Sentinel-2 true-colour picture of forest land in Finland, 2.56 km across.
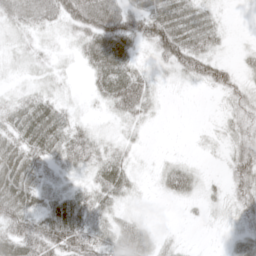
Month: May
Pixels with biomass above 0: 78%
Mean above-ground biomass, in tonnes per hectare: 31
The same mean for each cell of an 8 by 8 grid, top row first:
40 42 65 62 55 58 31 2
13 13 25 70 21 67 36 7
8 15 4 62 30 15 41 21
44 55 10 18 22 0 2 35
48 53 37 18 5 1 7 39
67 27 20 47 7 37 7 45
57 41 48 30 5 2 12 26
61 65 68 42 37 9 1 23
